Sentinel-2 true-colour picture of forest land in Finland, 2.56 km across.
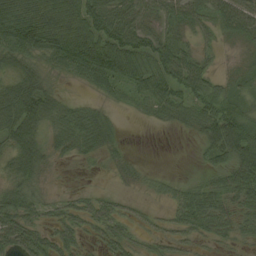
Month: August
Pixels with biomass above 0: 78%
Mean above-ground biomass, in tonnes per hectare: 44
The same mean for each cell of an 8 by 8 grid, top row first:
75 114 91 70 50 48 42 77
71 76 114 77 69 57 16 10
53 25 38 61 60 61 49 15
83 51 33 16 21 42 61 50
56 36 40 27 0 0 51 90
45 10 5 10 14 9 28 64
64 25 30 28 12 37 61 46
63 43 30 39 19 25 27 28
